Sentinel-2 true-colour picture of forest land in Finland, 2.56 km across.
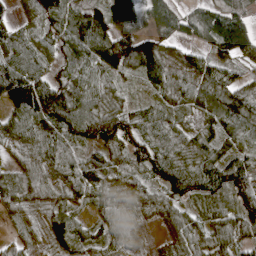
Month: April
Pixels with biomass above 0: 92%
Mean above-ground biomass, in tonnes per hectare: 72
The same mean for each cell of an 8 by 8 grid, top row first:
33 102 118 105 89 76 90 73
88 65 112 122 124 48 55 119
137 76 83 57 63 65 90 58
80 117 111 87 52 53 66 101
45 74 70 87 79 62 61 53
61 53 82 62 68 100 93 95
50 44 38 55 42 50 53 91
38 41 54 56 7 49 50 56
